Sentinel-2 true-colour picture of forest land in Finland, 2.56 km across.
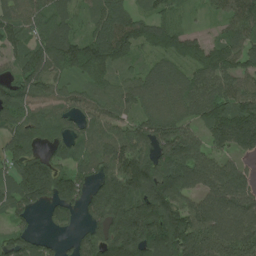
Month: July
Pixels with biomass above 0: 89%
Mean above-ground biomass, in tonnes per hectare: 122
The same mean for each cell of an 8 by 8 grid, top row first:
88 110 51 132 77 53 29 146
86 145 148 185 94 126 112 116
89 101 64 72 111 113 111 100
121 81 94 95 99 111 128 172
118 62 77 119 131 202 106 153
149 186 99 154 195 190 144 116
90 84 97 192 193 161 142 169
96 42 81 164 211 194 154 182
